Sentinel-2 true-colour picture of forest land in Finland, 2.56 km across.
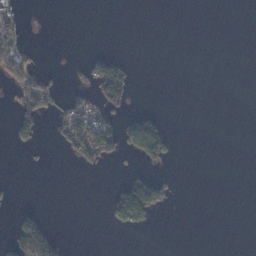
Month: November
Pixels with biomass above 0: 14%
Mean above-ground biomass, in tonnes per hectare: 17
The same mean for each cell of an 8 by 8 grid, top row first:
36 2 0 0 0 0 0 0
34 0 0 4 0 0 0 0
35 12 12 106 0 0 0 0
36 25 62 41 21 0 0 0
20 3 69 69 112 13 0 0
0 0 1 3 41 10 0 0
14 1 0 53 127 4 0 0
54 57 0 0 0 0 0 0
